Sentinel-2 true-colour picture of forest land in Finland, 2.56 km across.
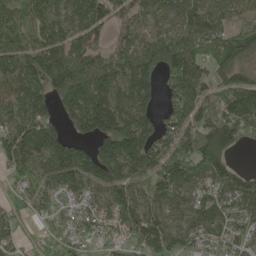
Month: May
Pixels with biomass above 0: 89%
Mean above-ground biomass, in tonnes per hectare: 120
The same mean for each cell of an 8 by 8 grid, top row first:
128 98 116 103 99 130 156 42
129 148 117 81 99 154 123 141
144 166 169 153 162 161 98 88
92 91 178 203 120 104 129 168
159 152 81 184 182 122 200 93
67 99 149 172 119 148 122 100
66 84 52 105 133 76 122 100
71 59 71 59 153 130 88 71
